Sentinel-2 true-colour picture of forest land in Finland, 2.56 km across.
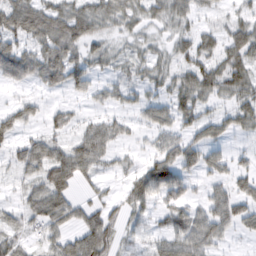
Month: February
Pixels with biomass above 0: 73%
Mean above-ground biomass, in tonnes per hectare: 43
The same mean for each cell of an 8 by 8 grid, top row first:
91 79 65 22 23 33 16 34
65 74 49 11 10 35 43 79
37 26 21 27 22 40 71 72
54 27 17 27 34 57 29 56
41 29 58 42 17 56 55 13
20 54 35 23 74 75 32 40
24 77 42 32 44 60 53 63
37 29 45 40 21 70 67 14
